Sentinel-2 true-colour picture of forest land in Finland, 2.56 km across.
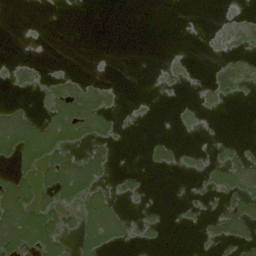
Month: June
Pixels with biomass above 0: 33%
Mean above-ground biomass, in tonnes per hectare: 30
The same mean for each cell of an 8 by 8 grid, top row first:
0 0 0 0 0 0 1 12
0 1 0 0 0 1 7 25
21 21 26 7 0 14 17 65
39 39 85 35 3 9 12 0
85 86 45 34 12 26 8 23
52 63 101 26 17 5 32 72
113 69 66 48 13 4 15 90
116 90 42 49 17 0 30 63
